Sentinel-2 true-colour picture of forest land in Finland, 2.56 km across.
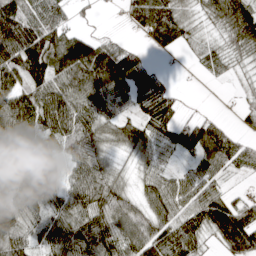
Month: April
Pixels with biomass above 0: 85%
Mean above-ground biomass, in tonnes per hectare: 77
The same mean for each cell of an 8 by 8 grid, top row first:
125 96 15 2 101 85 50 139
157 145 140 69 33 40 49 81
90 97 109 123 58 13 19 22
133 108 83 56 61 51 11 23
72 73 101 66 79 66 114 51
84 63 81 77 47 42 60 19
79 70 98 107 69 69 112 65
91 73 122 108 114 106 42 117
